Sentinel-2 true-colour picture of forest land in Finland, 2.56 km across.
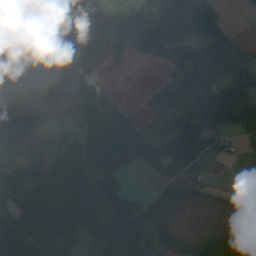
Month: September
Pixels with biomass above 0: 79%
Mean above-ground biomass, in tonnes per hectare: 63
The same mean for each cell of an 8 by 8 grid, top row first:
41 64 40 81 60 127 116 5
34 67 62 55 67 93 110 30
53 66 57 5 1 57 124 66
92 36 93 140 18 115 113 81
58 83 73 106 56 102 51 23
81 91 74 71 6 37 5 15
71 82 61 70 54 24 10 29
107 85 47 93 66 42 73 21
